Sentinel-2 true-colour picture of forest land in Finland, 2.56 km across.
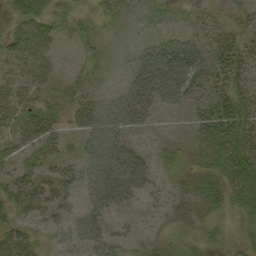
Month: September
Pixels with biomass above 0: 71%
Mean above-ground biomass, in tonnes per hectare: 33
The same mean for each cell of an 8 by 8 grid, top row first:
36 35 22 20 31 21 15 21
38 26 12 6 33 47 32 38
25 21 16 12 53 58 40 40
34 26 42 57 52 27 37 56
31 32 25 68 16 18 32 56
32 32 35 75 46 18 30 60
39 42 30 48 22 15 27 33
53 23 46 28 11 22 26 19
